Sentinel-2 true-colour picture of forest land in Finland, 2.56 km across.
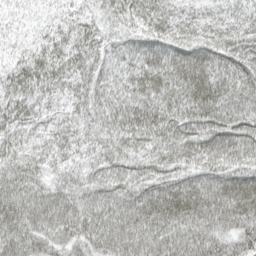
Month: April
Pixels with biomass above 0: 99%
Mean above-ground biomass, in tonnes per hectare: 63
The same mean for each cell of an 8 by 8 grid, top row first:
25 22 40 51 75 62 49 47
32 46 56 48 63 81 85 78
54 56 54 58 74 83 85 74
52 35 48 71 74 72 83 72
53 44 43 65 63 81 75 72
67 46 46 63 62 62 70 71
77 77 64 60 71 76 83 79
67 61 61 78 78 79 86 67
